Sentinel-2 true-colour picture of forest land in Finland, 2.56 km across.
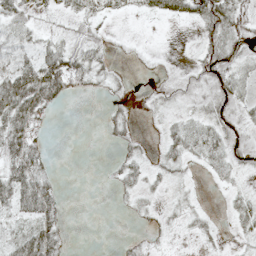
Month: May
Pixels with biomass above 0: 48%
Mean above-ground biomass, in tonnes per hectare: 18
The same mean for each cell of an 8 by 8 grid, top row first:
27 10 25 13 11 26 46 19
36 27 25 7 2 0 24 14
62 71 28 11 1 9 19 24
59 21 0 10 4 7 14 15
49 10 0 9 6 24 35 19
53 20 0 8 15 9 6 7
37 37 0 2 11 9 3 15
33 42 0 1 8 2 7 7
